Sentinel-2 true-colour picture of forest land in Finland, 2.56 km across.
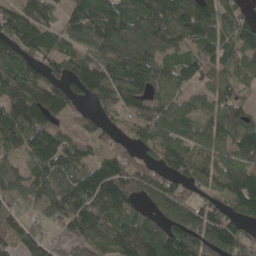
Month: May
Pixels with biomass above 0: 87%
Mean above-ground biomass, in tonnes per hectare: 107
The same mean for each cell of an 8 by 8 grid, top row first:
108 67 106 153 155 155 119 74
112 94 96 144 149 83 103 118
138 114 117 135 134 90 62 84
109 104 49 57 102 90 66 84
101 134 89 57 70 90 91 149
79 106 112 152 109 88 93 107
57 106 163 161 71 149 93 99
88 54 101 119 143 146 178 115
